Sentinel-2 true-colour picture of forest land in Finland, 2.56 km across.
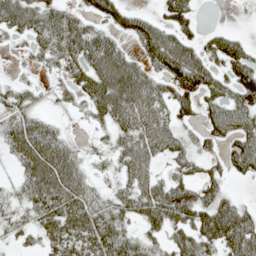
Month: May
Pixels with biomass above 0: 72%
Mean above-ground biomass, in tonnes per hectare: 51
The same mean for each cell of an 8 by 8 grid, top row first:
65 56 34 39 24 50 0 0
11 51 66 53 47 75 40 36
17 11 51 99 66 67 59 48
60 21 19 75 81 48 41 58
69 76 20 32 65 44 30 55
25 98 51 22 52 39 49 24
38 78 80 57 69 98 76 46
24 46 71 85 41 53 69 89
